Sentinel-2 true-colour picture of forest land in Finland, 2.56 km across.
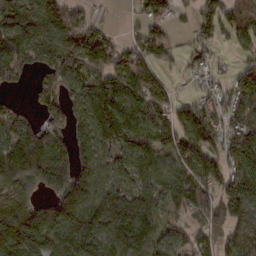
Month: February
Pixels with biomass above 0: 81%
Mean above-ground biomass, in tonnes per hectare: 108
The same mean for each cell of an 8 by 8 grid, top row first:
141 110 69 3 61 29 93 105
107 107 175 94 98 36 48 52
66 104 117 129 152 19 41 92
65 72 77 128 103 81 119 116
174 121 94 103 111 126 127 140
149 177 151 70 97 84 115 135
141 102 175 219 171 76 99 150
199 138 193 110 117 69 62 137
